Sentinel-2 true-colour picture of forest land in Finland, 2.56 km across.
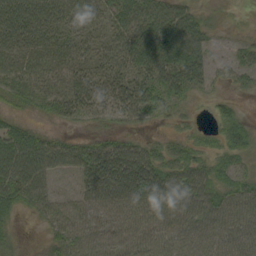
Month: September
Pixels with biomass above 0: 88%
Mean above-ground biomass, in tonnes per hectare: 41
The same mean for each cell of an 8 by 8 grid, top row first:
64 53 40 40 60 64 15 3
46 43 32 29 74 87 40 28
31 30 49 46 44 60 32 23
18 19 32 35 43 23 11 16
63 42 25 34 32 25 20 38
59 46 44 81 56 55 47 34
32 41 46 57 47 49 48 44
16 21 46 47 46 45 45 49
